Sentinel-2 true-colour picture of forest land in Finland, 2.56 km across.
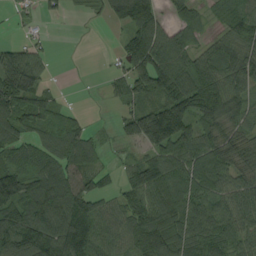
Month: August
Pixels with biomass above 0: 79%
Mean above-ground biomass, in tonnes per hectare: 80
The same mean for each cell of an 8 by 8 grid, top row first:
19 19 6 58 121 39 27 74
47 23 0 9 135 97 43 73
116 29 1 40 113 132 109 99
118 84 19 9 99 141 138 70
76 87 93 13 90 124 76 70
108 119 92 26 106 88 89 72
110 163 108 58 92 101 90 77
135 161 146 76 122 103 100 71
